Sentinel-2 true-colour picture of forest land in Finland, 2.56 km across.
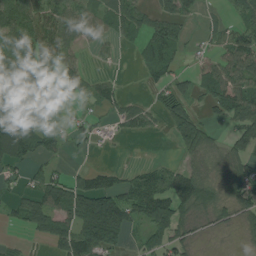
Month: August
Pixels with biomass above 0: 63%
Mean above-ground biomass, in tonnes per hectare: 62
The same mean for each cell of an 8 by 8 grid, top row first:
114 81 70 82 62 61 6 40
78 116 32 16 58 52 16 75
180 129 87 20 18 50 67 73
113 29 17 26 37 84 30 87
132 51 17 20 0 37 56 54
26 52 34 41 62 71 49 80
38 91 131 207 106 86 48 55
10 35 116 123 56 64 8 12
